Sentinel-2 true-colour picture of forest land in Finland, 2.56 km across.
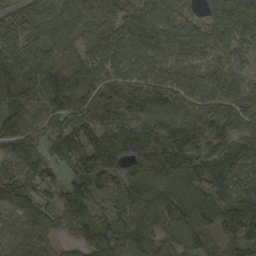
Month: October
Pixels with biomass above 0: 93%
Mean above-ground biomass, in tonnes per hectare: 98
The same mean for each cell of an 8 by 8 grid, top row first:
119 111 152 133 106 100 72 131
91 91 95 89 121 85 65 77
119 129 131 96 119 97 82 70
104 103 93 156 110 118 126 111
70 40 135 137 141 98 86 88
82 48 74 92 113 102 109 56
74 62 99 61 93 98 123 90
79 71 68 104 114 84 72 91
